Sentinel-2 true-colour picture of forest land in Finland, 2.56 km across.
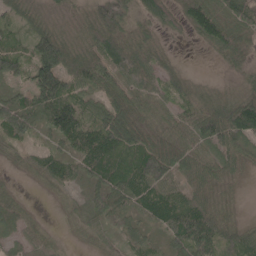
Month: May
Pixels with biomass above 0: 86%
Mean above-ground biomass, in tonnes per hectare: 62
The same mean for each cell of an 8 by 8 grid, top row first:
46 27 26 117 55 56 92 74
47 122 56 99 71 10 25 63
51 136 83 72 67 50 7 25
102 108 93 105 47 43 86 125
38 29 101 116 72 60 63 62
11 64 58 89 103 65 57 24
51 2 26 76 67 96 70 9
38 35 13 28 52 65 95 76
